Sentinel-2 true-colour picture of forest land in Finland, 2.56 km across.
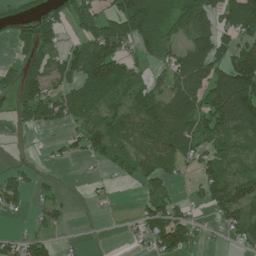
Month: July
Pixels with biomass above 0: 61%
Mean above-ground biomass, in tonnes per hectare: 69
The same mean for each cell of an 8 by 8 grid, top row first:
30 57 81 84 184 98 94 124
42 69 66 130 63 56 122 99
67 85 83 118 45 79 118 180
45 79 66 57 113 140 112 147
3 12 54 74 76 100 62 57
55 12 4 25 65 33 83 74
44 46 6 9 57 68 47 100
42 39 6 2 46 114 11 38
